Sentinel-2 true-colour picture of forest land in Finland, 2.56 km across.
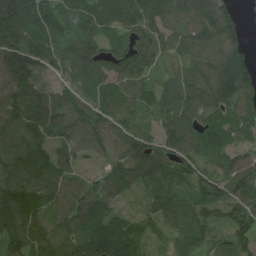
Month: July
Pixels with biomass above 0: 92%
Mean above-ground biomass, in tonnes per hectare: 107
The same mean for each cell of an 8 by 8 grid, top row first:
124 141 100 117 144 100 120 62
127 105 147 87 139 97 117 103
101 52 125 94 88 90 141 164
109 133 119 102 63 93 91 96
129 85 102 101 94 98 96 70
144 122 57 84 122 115 103 108
184 121 122 68 47 113 107 133
140 110 101 172 75 82 63 78
